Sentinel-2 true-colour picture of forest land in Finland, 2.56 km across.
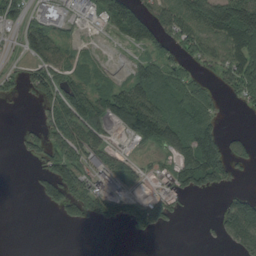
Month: August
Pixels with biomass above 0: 56%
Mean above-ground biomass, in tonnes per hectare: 61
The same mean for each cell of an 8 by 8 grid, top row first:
65 76 22 104 85 100 122 170
29 106 25 7 61 53 62 131
34 86 74 38 100 75 30 100
0 52 113 117 172 114 69 9
10 68 89 38 56 103 119 36
0 67 78 85 22 71 129 16
0 28 64 55 84 34 0 121
0 0 0 0 12 0 3 94
